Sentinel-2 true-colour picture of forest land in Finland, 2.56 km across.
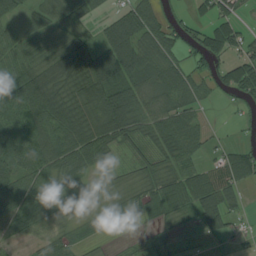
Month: August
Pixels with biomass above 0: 75%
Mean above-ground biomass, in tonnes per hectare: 51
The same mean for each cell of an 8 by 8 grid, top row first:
33 38 44 33 74 30 33 26
56 37 59 75 75 51 73 54
74 65 69 85 64 65 48 81
71 87 70 129 73 76 9 17
65 65 89 58 40 73 21 28
76 67 53 30 36 56 61 56
82 60 27 24 26 37 75 27
19 43 18 4 10 14 11 17
